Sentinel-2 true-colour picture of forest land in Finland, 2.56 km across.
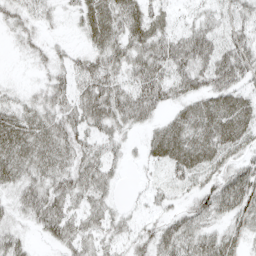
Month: April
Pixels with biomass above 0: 78%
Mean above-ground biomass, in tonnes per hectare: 33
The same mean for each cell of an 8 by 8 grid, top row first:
25 16 29 48 44 14 22 32
8 16 13 45 46 45 45 41
4 22 31 38 45 40 42 36
36 39 42 48 39 22 45 51
53 44 38 24 19 53 52 40
38 43 46 24 6 23 33 45
25 51 33 24 11 19 42 43
27 16 36 24 24 48 43 22
